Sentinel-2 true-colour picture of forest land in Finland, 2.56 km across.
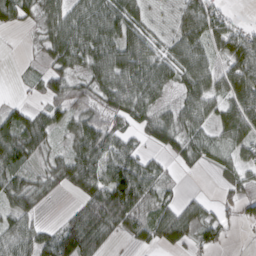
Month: March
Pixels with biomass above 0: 76%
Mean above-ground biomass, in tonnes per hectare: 47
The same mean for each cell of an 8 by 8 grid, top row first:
66 40 69 74 16 21 60 7
0 42 72 58 40 48 42 61
3 42 41 49 70 36 52 69
39 38 46 54 48 39 45 69
88 33 48 60 29 51 41 41
55 41 71 85 71 12 4 38
56 13 48 111 66 44 24 50
59 51 119 23 33 53 47 4
